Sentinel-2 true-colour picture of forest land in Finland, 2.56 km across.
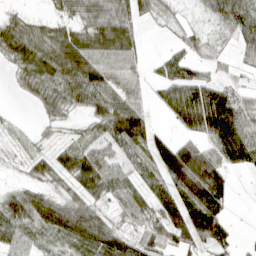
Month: April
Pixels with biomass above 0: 79%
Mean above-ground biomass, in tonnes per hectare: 62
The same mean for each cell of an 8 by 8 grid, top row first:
27 24 56 90 48 25 36 95
69 71 78 76 36 26 34 33
24 61 103 68 46 79 55 19
3 35 34 77 64 77 175 95
18 22 37 54 77 73 71 120
11 53 82 60 48 142 158 12
76 77 63 31 57 112 141 2
57 33 77 93 61 72 95 12
